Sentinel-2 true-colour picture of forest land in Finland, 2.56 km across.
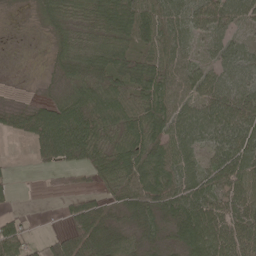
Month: May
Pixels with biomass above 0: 82%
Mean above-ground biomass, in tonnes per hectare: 59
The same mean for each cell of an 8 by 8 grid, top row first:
7 45 40 90 89 62 74 56
2 20 45 71 59 60 30 45
1 13 55 58 82 59 56 66
38 79 87 72 80 72 76 83
4 114 117 58 85 75 57 86
8 20 27 68 88 78 66 79
10 0 66 37 83 84 85 68
72 29 98 83 41 46 106 78
